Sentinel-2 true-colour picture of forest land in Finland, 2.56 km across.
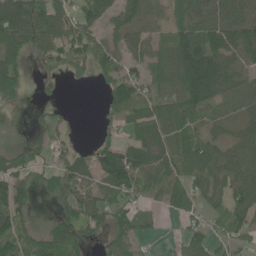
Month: June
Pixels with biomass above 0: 70%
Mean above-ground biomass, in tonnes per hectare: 56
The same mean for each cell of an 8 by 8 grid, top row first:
128 70 54 48 33 37 54 67
84 68 73 59 52 125 86 77
84 16 12 56 72 96 142 42
8 10 0 34 77 81 45 25
15 33 8 58 94 62 75 59
60 41 56 91 55 55 81 67
55 5 70 58 23 35 41 67
71 84 53 47 26 20 57 33
